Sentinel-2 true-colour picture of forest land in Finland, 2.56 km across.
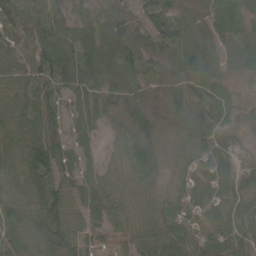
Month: May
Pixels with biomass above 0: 91%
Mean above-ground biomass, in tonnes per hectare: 60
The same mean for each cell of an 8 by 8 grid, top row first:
80 60 48 49 76 47 55 58
49 82 68 85 58 45 36 49
58 67 74 57 40 55 48 18
71 78 52 47 64 85 78 40
73 107 39 28 84 49 61 13
64 66 56 48 77 44 64 45
65 89 68 70 55 52 56 67
62 82 60 30 69 86 40 65
